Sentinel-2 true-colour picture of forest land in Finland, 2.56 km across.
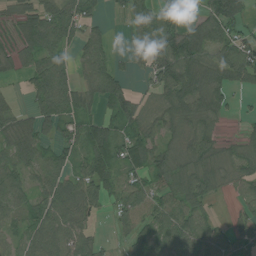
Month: July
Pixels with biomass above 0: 76%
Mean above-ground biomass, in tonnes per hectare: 67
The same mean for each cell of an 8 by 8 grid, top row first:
47 101 90 17 77 43 73 80
52 117 53 31 91 138 89 83
13 129 58 80 24 133 90 62
49 85 73 53 39 75 81 10
88 49 60 82 78 44 78 41
77 67 65 65 60 84 88 58
69 79 91 41 79 82 40 31
47 86 65 14 56 86 71 43
